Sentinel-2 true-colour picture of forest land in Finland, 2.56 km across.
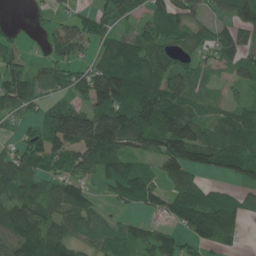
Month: June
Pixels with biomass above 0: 79%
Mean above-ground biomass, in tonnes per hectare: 77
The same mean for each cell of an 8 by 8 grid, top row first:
1 19 37 59 42 89 51 97
31 30 44 82 94 85 69 90
79 50 63 160 95 81 28 54
42 61 112 157 148 116 45 70
38 92 138 173 104 181 99 102
90 59 67 84 65 71 38 60
106 73 88 22 47 87 128 76
100 143 52 57 67 49 71 23
